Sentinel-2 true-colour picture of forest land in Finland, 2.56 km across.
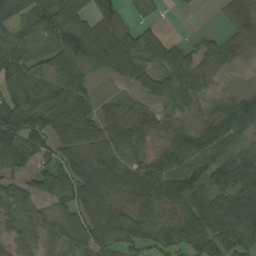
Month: September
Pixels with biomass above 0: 86%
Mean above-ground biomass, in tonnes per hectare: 75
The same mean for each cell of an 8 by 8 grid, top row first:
72 77 65 87 11 5 1 64
81 79 133 112 69 57 47 50
91 75 68 36 78 82 48 9
146 115 132 46 57 43 35 101
131 84 85 81 48 74 93 62
65 91 107 74 72 106 110 141
65 42 98 55 57 63 135 140
46 46 68 59 66 67 100 101
